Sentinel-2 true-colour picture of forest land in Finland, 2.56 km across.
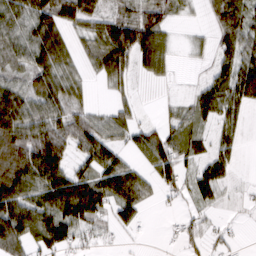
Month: March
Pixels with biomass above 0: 70%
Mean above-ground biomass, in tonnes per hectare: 57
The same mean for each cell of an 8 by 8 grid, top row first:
78 100 87 47 61 19 18 79
69 114 26 114 100 15 16 83
48 71 34 51 18 6 36 92
142 93 43 40 6 23 71 46
93 134 67 62 52 56 32 29
97 106 57 88 41 55 60 7
121 97 124 57 33 8 22 7
92 90 46 11 6 16 25 6
